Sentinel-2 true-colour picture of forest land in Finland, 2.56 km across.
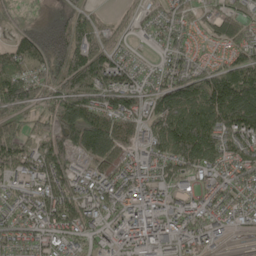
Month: May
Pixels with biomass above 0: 89%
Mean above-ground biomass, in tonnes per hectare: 126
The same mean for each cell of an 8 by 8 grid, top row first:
37 96 94 17 50 71 52 83
97 172 144 89 36 83 25 101
141 104 161 174 90 121 140 182
103 95 195 181 120 161 206 227
123 111 137 170 130 200 180 167
116 180 128 142 158 126 119 107
148 158 154 124 203 145 122 110
100 114 101 112 189 166 137 21
